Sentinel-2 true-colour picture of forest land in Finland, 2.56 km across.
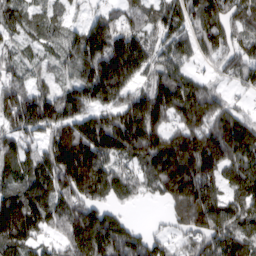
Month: March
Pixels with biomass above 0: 88%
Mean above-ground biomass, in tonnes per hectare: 121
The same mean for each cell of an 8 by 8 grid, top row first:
74 60 21 69 83 103 151 88
44 48 148 180 125 90 81 74
60 42 129 237 95 144 47 61
135 149 128 117 215 153 153 65
93 105 209 179 207 182 188 212
97 150 199 110 84 220 141 100
195 130 134 78 6 120 162 106
163 55 165 215 104 41 109 130
